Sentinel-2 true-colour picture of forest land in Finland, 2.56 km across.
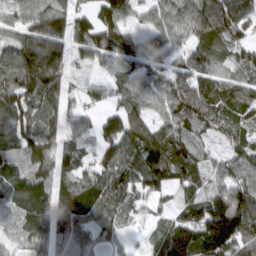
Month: March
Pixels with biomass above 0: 89%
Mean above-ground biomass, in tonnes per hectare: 84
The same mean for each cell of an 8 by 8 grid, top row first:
61 113 62 99 46 93 127 99
96 139 66 100 70 62 75 59
112 129 21 41 75 81 75 68
99 75 44 62 72 106 107 67
85 86 43 89 113 112 51 70
68 85 67 97 110 80 55 88
81 84 99 89 41 50 146 132
64 68 78 42 14 166 191 131
